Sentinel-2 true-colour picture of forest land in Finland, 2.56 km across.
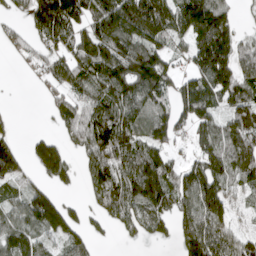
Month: April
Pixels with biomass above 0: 72%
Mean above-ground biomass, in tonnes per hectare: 101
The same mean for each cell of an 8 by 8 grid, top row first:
32 220 114 183 232 152 173 29
41 71 99 138 129 43 161 84
1 57 103 152 144 71 124 108
9 30 109 140 110 110 96 114
55 91 79 184 104 36 129 128
74 72 49 139 208 105 170 100
66 155 39 102 122 106 164 35
111 59 67 14 31 64 164 76
